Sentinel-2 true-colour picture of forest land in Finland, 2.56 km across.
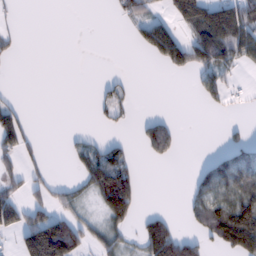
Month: February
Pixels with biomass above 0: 36%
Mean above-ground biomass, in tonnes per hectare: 48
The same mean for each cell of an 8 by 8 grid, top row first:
13 0 0 12 48 67 116 89
17 0 0 0 46 96 131 93
0 0 0 19 0 4 48 17
49 0 0 41 4 3 10 7
74 2 25 33 55 49 0 35
38 22 36 146 10 0 75 93
79 66 34 140 14 1 107 135
40 223 84 46 91 122 66 182
